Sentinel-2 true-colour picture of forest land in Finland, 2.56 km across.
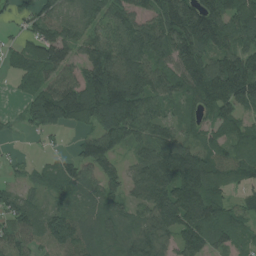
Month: July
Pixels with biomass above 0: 85%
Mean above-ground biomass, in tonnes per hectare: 95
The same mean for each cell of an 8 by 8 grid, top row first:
43 79 83 81 70 167 163 117
45 148 72 115 131 135 130 89
40 77 89 172 127 95 175 192
21 150 120 159 112 51 90 90
5 11 51 94 75 106 72 94
14 51 61 56 99 165 170 90
80 57 61 67 80 177 165 62
87 74 97 63 115 88 100 67
